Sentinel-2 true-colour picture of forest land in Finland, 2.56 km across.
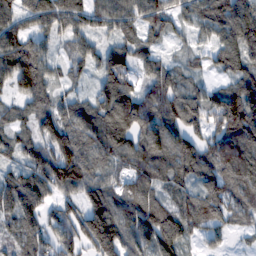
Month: February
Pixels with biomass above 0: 89%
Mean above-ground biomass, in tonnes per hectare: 100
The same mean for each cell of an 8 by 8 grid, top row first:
86 145 114 121 91 70 102 150
135 51 76 81 65 19 58 167
125 86 35 139 67 87 31 110
54 97 103 143 131 129 123 163
70 90 91 127 140 124 81 116
82 136 127 77 100 106 89 94
106 70 108 140 128 99 108 87
63 98 120 156 110 129 47 13
